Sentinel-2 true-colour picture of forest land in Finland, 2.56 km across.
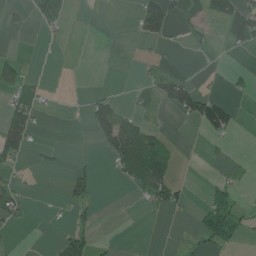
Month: June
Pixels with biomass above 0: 25%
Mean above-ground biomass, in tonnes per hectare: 26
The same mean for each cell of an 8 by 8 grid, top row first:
12 50 0 0 78 43 57 116
3 1 0 0 3 8 8 39
69 5 0 0 16 80 2 7
59 9 4 100 17 34 92 10
76 9 0 81 71 7 4 0
20 1 33 7 64 28 3 7
43 1 22 0 11 30 50 31
1 3 52 5 0 1 42 20
